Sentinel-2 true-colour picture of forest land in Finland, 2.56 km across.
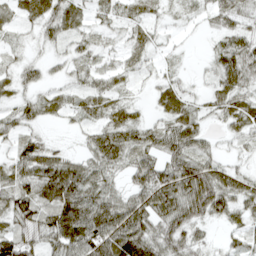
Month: April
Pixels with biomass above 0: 84%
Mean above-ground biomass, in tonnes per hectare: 39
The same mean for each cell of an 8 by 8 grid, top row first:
24 43 26 29 24 12 21 40
14 18 26 16 25 8 13 53
28 18 20 25 12 20 18 55
34 25 25 32 10 39 21 44
29 23 11 60 43 61 26 22
44 71 60 32 51 76 77 38
52 53 82 74 64 81 75 38
70 45 69 75 78 56 18 26
